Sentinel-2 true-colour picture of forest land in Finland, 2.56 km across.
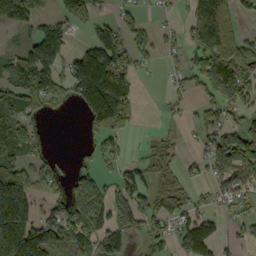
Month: September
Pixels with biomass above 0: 57%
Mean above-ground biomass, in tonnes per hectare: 81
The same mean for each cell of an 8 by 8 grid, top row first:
116 41 93 36 34 19 132 36
28 183 45 124 66 37 137 75
91 131 159 182 12 29 117 129
142 31 37 172 6 16 57 53
163 21 19 30 10 27 60 160
141 67 71 34 63 50 51 128
182 58 142 124 79 82 37 35
178 147 104 98 40 54 108 33
